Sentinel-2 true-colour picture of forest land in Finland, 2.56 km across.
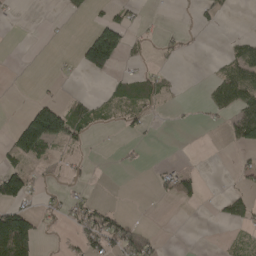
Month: April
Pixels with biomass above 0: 27%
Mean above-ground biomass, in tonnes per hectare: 27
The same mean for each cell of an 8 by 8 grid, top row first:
4 0 9 28 6 2 14 1
0 1 46 143 12 16 0 40
0 4 4 19 35 6 14 79
5 119 38 18 23 2 17 71
88 87 21 2 6 0 0 53
82 7 8 1 1 45 2 16
65 16 37 16 0 5 2 49
142 2 36 69 48 0 0 16
